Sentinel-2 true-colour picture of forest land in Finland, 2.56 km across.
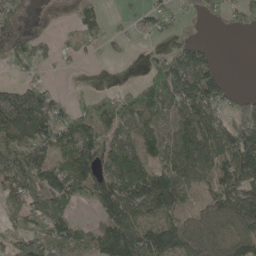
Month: May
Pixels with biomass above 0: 69%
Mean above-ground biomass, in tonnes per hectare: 86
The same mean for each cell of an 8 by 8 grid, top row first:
92 43 65 6 25 31 37 59
137 26 25 13 7 48 31 0
43 20 1 0 33 115 166 0
257 174 52 106 84 74 123 68
95 131 158 105 73 101 118 176
174 126 150 115 115 106 69 131
105 151 49 124 104 93 53 108
87 121 80 142 118 115 74 74
